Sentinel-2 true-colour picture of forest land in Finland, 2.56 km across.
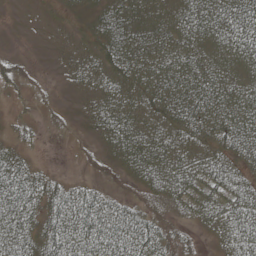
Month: May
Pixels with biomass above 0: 79%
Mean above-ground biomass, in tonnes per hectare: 47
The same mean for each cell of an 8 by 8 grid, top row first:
2 6 16 59 53 55 64 82
1 6 28 59 67 71 52 69
32 5 36 54 58 67 70 54
8 13 16 61 45 52 60 70
19 3 7 32 53 50 43 70
59 23 9 16 42 59 62 51
77 51 89 71 42 36 44 77
63 60 97 99 84 34 6 84
